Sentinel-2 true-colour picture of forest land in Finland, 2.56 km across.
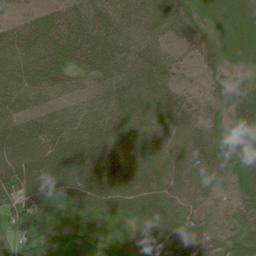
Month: June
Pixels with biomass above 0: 95%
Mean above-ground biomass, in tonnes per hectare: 57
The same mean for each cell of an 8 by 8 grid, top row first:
36 55 55 62 53 53 42 67
63 76 78 74 52 27 43 49
57 61 33 53 66 30 24 22
53 45 43 52 67 58 42 51
75 61 70 68 71 62 68 28
76 86 92 83 77 64 56 53
59 67 69 72 68 59 35 52
27 49 51 55 56 72 58 67
